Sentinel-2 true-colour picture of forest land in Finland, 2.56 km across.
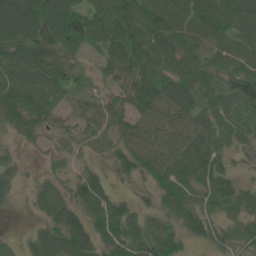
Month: June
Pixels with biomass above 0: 88%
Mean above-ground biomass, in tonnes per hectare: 73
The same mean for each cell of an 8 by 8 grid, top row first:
125 125 92 105 130 100 106 85
101 92 49 75 103 83 67 77
106 101 35 43 81 87 80 108
94 81 55 75 73 81 78 75
26 24 43 61 68 64 76 43
50 33 58 38 53 74 91 33
14 83 81 90 37 73 62 57
24 80 130 73 95 51 71 51
